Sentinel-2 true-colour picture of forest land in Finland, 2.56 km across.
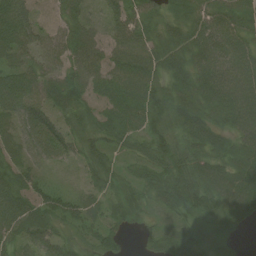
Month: July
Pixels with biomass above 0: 94%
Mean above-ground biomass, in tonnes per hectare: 57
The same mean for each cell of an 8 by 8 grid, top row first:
89 38 44 46 54 38 49 54
73 49 61 58 55 54 65 56
74 50 67 63 79 58 67 65
76 62 50 57 69 66 64 84
52 89 55 47 51 51 71 55
58 23 27 47 47 81 80 74
81 54 51 44 37 63 57 79
59 53 30 55 23 62 19 13
